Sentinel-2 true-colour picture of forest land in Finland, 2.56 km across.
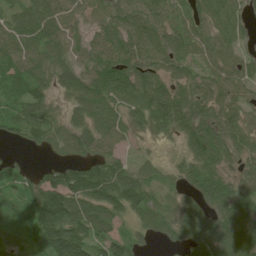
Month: June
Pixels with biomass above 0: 88%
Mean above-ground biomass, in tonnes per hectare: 79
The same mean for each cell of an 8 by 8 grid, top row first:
74 100 57 71 90 61 81 61
78 93 55 82 94 79 59 45
85 67 85 98 93 70 58 57
76 71 81 95 100 112 84 59
32 60 80 65 13 25 131 77
57 56 143 113 61 39 95 56
40 191 102 99 91 51 78 102
50 137 122 99 38 51 119 107
